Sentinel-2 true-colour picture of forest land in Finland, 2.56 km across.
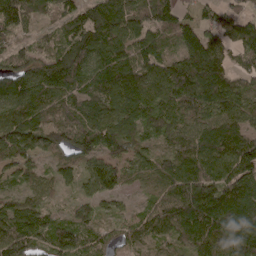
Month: April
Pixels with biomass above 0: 93%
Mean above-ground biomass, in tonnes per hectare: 98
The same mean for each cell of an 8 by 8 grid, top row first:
118 48 113 153 100 83 47 75
60 54 129 125 101 80 114 76
119 124 116 149 118 145 167 68
126 91 96 122 107 103 115 104
127 74 105 104 62 77 124 112
65 46 68 107 56 107 119 130
90 58 50 40 44 123 145 134
115 95 112 50 62 78 118 150
